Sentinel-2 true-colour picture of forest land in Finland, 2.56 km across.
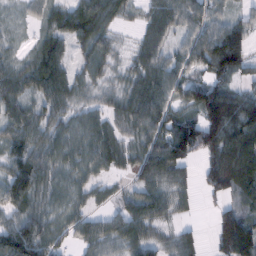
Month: February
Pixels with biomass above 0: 85%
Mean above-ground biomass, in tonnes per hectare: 61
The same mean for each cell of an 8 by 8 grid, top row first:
16 48 87 61 37 66 53 23
20 65 42 38 56 34 88 96
70 87 41 27 70 56 56 33
64 56 38 46 88 55 152 132
63 65 59 60 51 100 101 116
78 62 45 27 52 52 56 112
57 54 39 27 72 41 8 53
105 68 40 50 59 43 17 141
